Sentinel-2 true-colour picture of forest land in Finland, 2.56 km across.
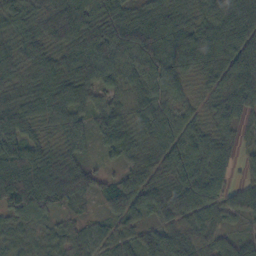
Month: October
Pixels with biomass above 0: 95%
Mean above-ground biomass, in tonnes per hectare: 57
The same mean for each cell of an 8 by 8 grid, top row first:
53 46 72 62 51 49 64 89
51 56 65 77 82 66 66 77
48 66 75 42 60 50 28 74
60 67 57 63 55 44 28 52
76 33 44 57 43 65 54 30
119 93 73 28 52 54 77 25
76 58 28 37 58 70 61 56
24 25 44 46 62 75 58 39
